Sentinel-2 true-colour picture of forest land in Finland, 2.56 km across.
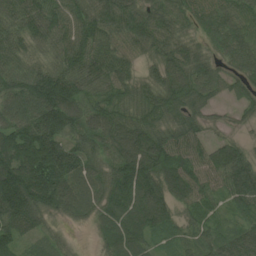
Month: August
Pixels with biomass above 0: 94%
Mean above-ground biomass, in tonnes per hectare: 75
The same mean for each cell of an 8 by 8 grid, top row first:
67 92 76 83 79 77 78 69
61 50 90 71 58 68 38 87
76 106 88 80 52 82 70 58
80 116 79 64 69 61 34 27
105 142 66 70 95 68 45 33
150 160 81 64 107 84 67 92
143 87 71 74 103 59 50 51
76 32 3 74 63 48 53 79
